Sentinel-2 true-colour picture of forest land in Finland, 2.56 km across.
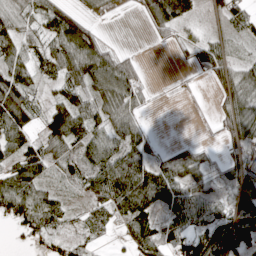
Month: April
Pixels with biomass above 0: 74%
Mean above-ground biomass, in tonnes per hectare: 58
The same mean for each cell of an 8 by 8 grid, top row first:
80 79 46 18 42 96 18 63
80 70 127 29 2 21 56 16
90 34 106 124 27 3 24 68
91 56 96 74 28 0 7 79
78 72 74 69 56 15 16 73
79 41 55 114 103 81 49 88
79 82 23 70 79 62 71 71
10 39 34 19 73 71 108 35
